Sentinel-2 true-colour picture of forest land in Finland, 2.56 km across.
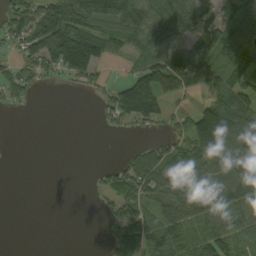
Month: September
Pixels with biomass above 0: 61%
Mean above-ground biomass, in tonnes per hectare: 67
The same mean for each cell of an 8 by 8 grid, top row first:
72 116 130 120 94 120 58 112
47 130 184 56 79 90 53 101
44 25 52 16 135 148 119 80
8 0 0 81 131 31 117 106
0 0 0 0 20 61 168 111
0 0 0 47 88 102 100 102
0 0 0 38 90 83 92 84
0 0 0 74 115 80 92 62
